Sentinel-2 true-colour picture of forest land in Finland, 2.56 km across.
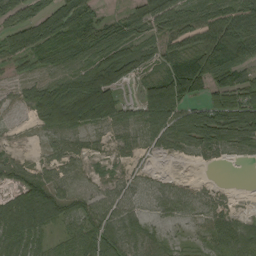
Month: September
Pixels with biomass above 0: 80%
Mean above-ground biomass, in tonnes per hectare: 56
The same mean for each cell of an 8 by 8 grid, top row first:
60 93 87 24 58 78 85 94
83 78 82 80 40 67 120 105
25 46 79 85 51 117 96 63
10 85 111 72 77 109 88 98
8 9 13 27 32 50 68 45
35 34 15 16 12 9 2 0
68 104 60 52 21 37 30 9
60 35 64 65 45 11 43 75
